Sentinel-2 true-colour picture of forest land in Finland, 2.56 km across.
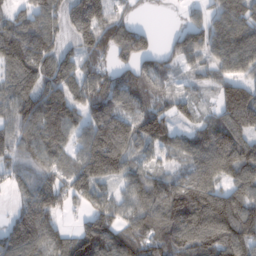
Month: February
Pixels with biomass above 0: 86%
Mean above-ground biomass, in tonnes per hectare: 112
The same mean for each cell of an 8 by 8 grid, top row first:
74 105 157 103 7 11 74 131
155 116 99 143 109 80 109 138
145 126 125 96 106 40 54 99
124 174 106 125 112 76 35 176
100 141 92 170 110 81 130 133
79 106 135 111 91 71 133 119
61 136 57 100 112 157 189 147
162 131 134 138 112 110 137 148
